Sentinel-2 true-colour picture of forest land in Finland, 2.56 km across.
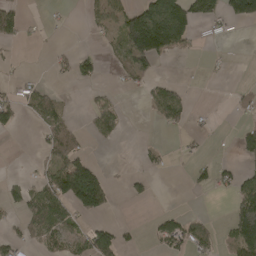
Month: April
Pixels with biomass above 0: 32%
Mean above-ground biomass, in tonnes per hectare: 40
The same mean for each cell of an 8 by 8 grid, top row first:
78 6 4 47 136 138 67 90
10 4 8 18 168 56 3 0
17 9 29 6 31 13 3 1
46 70 7 56 8 61 4 12
0 57 37 14 9 5 5 50
5 52 177 10 22 2 28 47
26 117 86 18 1 6 1 122
31 54 46 83 7 75 37 129
